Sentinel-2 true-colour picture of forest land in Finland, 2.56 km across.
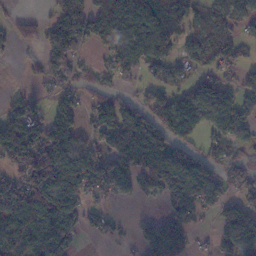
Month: November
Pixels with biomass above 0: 68%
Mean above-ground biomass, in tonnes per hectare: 87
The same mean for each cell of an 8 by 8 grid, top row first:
23 32 98 143 82 79 52 65
39 110 85 81 108 66 75 65
4 88 60 52 49 58 71 50
100 66 62 114 117 149 121 107
157 164 69 86 163 108 71 75
78 181 136 116 116 124 89 73
115 156 101 23 14 94 49 86
98 153 34 23 78 113 17 118
